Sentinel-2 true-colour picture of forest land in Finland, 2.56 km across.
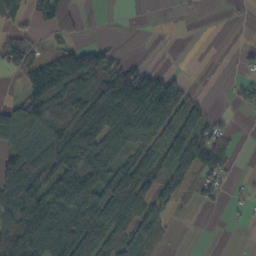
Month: October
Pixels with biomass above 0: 59%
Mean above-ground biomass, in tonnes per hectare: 63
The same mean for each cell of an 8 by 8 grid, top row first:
68 83 29 1 1 3 0 3
43 20 64 34 0 0 0 9
11 140 108 116 119 59 0 19
87 115 86 168 140 105 16 13
67 84 123 75 67 53 101 8
106 71 132 108 116 61 60 6
111 107 113 117 85 29 12 8
169 135 126 75 62 3 0 0
